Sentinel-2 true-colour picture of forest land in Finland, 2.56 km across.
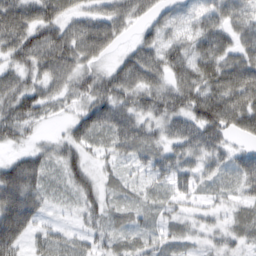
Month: March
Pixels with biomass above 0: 89%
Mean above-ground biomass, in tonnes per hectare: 61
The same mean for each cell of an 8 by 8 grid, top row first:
85 81 54 75 49 37 53 56
85 112 100 45 65 64 83 68
61 75 61 72 84 81 107 123
96 47 57 92 63 82 133 121
37 25 53 47 64 59 78 27
112 44 54 26 26 55 32 57
146 25 33 32 24 22 22 34
80 33 25 32 28 34 22 35
